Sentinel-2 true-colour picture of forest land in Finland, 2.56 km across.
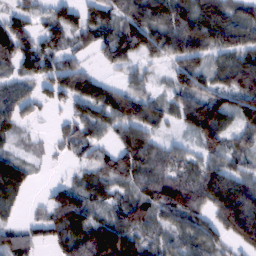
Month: February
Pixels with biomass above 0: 80%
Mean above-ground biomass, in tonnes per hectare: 68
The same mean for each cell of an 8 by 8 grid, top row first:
57 47 59 61 97 99 85 57
122 72 39 72 77 87 75 71
60 76 100 31 44 47 49 80
59 17 34 65 94 62 123 77
20 18 67 45 77 23 64 50
94 6 31 73 75 78 90 62
29 64 94 48 92 116 79 140
74 41 112 151 73 61 56 70
